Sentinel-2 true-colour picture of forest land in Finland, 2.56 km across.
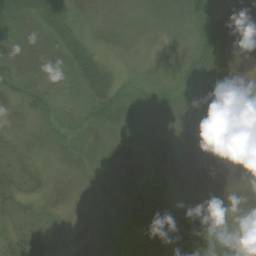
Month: August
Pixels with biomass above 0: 76%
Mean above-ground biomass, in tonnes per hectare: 21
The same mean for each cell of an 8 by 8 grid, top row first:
55 79 23 22 24 32 38 3
30 36 61 30 10 18 41 2
27 14 46 29 22 24 21 1
28 31 23 56 41 23 3 0
25 31 15 15 22 7 0 0
20 15 22 5 4 1 1 0
22 12 16 11 0 1 4 13
33 22 11 21 3 29 19 34
